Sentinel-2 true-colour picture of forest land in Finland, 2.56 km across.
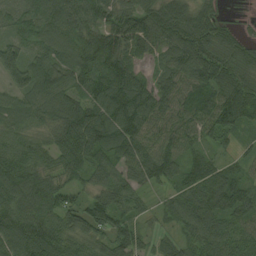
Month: August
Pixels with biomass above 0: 93%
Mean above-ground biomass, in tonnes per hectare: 83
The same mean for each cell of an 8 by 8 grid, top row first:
82 109 94 95 112 114 73 8
76 88 104 122 70 104 100 70
71 105 81 125 52 81 103 103
67 92 110 113 112 80 85 117
60 61 133 96 77 76 44 23
110 83 56 65 82 72 87 50
98 105 73 88 27 61 100 84
100 101 71 79 36 45 75 61
